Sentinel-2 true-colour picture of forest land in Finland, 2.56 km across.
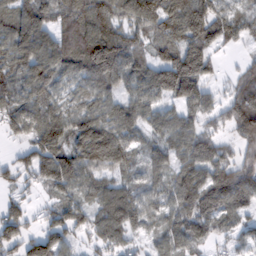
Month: February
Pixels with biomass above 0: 83%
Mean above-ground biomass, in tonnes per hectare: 79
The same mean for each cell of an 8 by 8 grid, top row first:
95 80 108 108 116 116 109 61
103 97 131 136 52 99 82 23
82 98 73 92 85 146 64 58
73 84 76 74 73 59 56 110
25 115 119 153 49 72 71 56
41 76 90 54 49 65 89 81
38 36 59 107 72 69 90 68
73 95 32 78 38 77 44 33
